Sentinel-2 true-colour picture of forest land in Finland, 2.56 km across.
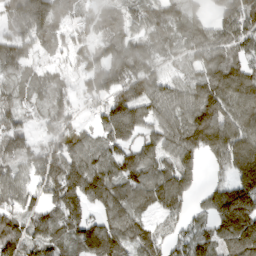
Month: March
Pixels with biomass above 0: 88%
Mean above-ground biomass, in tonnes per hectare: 110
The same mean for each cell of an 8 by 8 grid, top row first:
128 158 54 52 67 80 55 170
104 53 71 110 91 76 128 113
59 62 66 145 140 65 133 139
78 81 40 142 109 113 152 122
123 96 101 98 106 139 138 150
80 150 199 134 125 140 36 132
99 96 126 131 74 100 92 237
157 113 116 164 117 66 86 165
